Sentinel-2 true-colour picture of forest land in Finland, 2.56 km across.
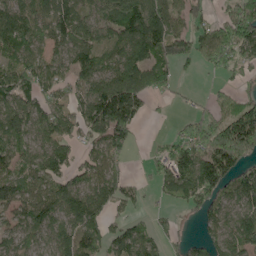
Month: May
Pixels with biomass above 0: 75%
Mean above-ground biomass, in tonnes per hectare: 84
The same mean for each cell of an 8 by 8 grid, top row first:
102 95 89 96 144 81 43 105
96 58 94 73 138 119 93 106
110 80 74 100 108 48 9 35
99 82 70 180 42 7 47 103
71 74 48 106 7 71 123 214
77 90 64 77 15 135 202 122
76 101 118 56 17 37 109 91
64 66 100 71 74 32 58 94
